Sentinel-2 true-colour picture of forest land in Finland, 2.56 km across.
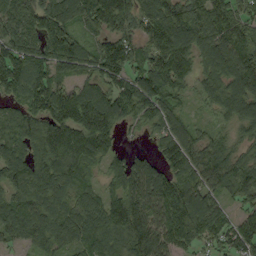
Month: September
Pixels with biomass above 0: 91%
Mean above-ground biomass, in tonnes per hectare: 113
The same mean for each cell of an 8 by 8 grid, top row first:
124 114 108 159 115 144 133 97
115 90 57 120 86 177 128 142
137 114 78 97 114 118 87 122
79 129 187 158 110 77 33 123
123 147 161 83 19 121 92 71
125 153 102 79 133 121 112 145
107 142 102 123 139 174 119 44
56 103 99 134 148 116 83 91
